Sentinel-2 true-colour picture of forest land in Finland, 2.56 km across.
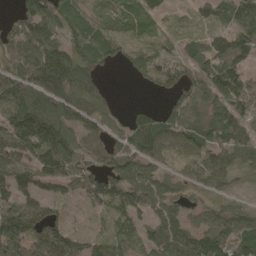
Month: April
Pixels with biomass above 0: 82%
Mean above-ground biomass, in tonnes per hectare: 92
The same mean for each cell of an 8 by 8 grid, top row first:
69 115 56 46 55 25 46 121
112 106 76 77 103 33 90 153
119 168 105 6 55 87 104 128
152 129 104 58 51 112 93 121
171 162 80 63 149 101 97 114
83 88 114 104 93 57 105 40
109 50 18 70 77 62 55 54
187 113 53 67 83 125 148 130
